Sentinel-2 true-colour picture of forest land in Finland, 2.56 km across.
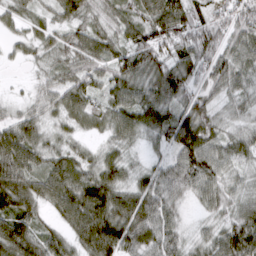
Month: March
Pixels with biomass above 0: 93%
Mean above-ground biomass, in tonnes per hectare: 63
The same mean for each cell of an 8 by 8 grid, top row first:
37 30 57 50 73 102 55 78
20 43 67 63 91 83 88 65
4 32 66 67 82 98 60 62
27 39 63 65 79 63 54 35
95 44 28 41 31 78 78 56
92 76 80 69 47 64 79 36
89 41 103 101 82 37 38 56
112 65 65 121 77 47 45 98
